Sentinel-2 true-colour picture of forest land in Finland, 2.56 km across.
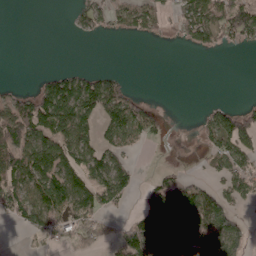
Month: April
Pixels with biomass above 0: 48%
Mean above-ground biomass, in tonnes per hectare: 50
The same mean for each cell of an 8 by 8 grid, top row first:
0 0 44 51 86 50 113 107
0 0 0 0 0 4 42 20
2 32 50 47 0 0 0 0
94 100 80 83 47 0 29 58
96 78 75 49 18 1 38 82
93 99 82 102 9 36 26 88
64 86 86 36 49 101 107 37
2 25 63 39 99 99 94 74
